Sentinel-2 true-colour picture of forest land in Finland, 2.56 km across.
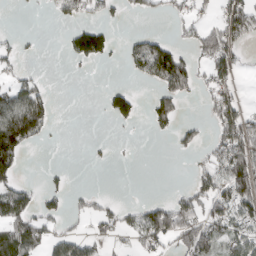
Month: March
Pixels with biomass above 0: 36%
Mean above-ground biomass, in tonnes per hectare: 46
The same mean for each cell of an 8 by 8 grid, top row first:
0 6 40 24 25 22 18 107
17 0 77 32 93 48 95 33
29 7 3 1 43 110 35 20
128 65 0 68 16 74 21 71
161 7 0 5 0 22 34 129
44 10 0 0 0 0 52 147
102 31 25 26 54 96 70 89
107 47 53 20 62 62 102 70
